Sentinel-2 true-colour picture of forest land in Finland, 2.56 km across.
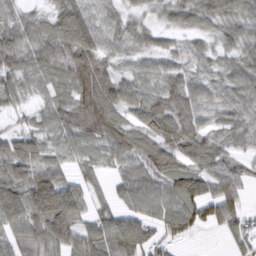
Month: March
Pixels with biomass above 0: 88%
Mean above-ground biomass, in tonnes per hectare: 60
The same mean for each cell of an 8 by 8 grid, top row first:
38 41 75 35 35 54 65 65
76 78 101 42 41 35 38 57
56 54 93 75 52 65 50 63
27 50 84 92 64 79 50 61
71 44 50 70 66 58 61 38
80 73 38 30 66 74 72 48
105 119 63 43 55 60 60 41
69 88 76 87 78 15 1 39
